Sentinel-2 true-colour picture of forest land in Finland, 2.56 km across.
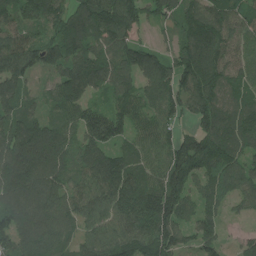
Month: July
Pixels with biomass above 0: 93%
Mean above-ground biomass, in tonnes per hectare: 121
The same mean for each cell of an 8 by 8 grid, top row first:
104 127 125 186 95 94 139 97
160 118 119 106 88 75 163 86
129 47 129 104 112 130 171 97
116 65 115 115 101 88 140 128
173 175 106 117 92 113 147 138
168 143 105 167 110 135 130 126
153 142 124 142 174 144 88 41
136 137 95 138 149 130 90 39
